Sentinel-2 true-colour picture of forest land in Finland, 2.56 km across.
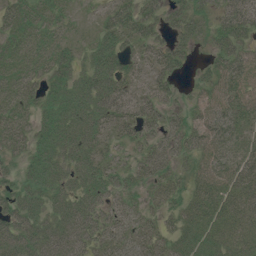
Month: July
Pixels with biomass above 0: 85%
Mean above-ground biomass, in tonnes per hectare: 36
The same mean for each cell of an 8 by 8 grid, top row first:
34 31 8 33 35 29 25 53
34 38 21 47 29 35 20 46
44 36 39 54 25 24 30 46
45 37 48 41 30 18 37 45
32 45 49 21 25 27 45 36
26 49 40 33 28 18 46 46
46 42 49 33 24 24 43 46
54 49 44 35 38 34 36 38
